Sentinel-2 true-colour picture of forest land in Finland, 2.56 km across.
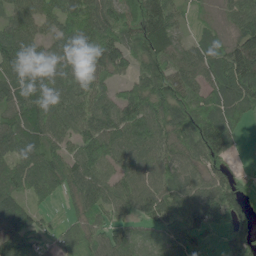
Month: June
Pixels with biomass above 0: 90%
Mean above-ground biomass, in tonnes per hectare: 78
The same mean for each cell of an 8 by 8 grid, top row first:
69 69 98 79 98 58 20 80
98 60 99 99 79 71 63 106
82 100 91 57 66 100 73 114
73 100 95 78 95 95 87 60
89 76 72 90 89 73 94 23
86 95 85 64 67 66 64 27
92 22 53 77 69 62 135 94
99 46 97 83 39 79 55 101
